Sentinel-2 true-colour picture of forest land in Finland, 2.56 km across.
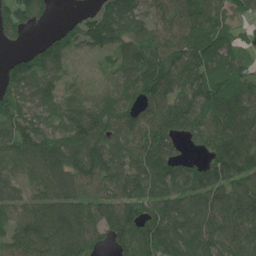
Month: June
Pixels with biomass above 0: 89%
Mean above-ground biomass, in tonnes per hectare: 113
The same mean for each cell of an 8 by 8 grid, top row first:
130 56 40 140 112 112 127 59
29 87 62 95 131 129 188 71
114 86 36 56 135 123 124 111
119 96 125 112 100 128 117 147
126 133 149 125 133 72 98 150
73 116 127 168 141 128 137 144
72 108 108 124 122 130 130 147
85 128 114 92 131 139 136 123
